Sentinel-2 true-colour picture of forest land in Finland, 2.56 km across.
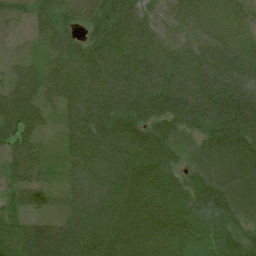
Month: July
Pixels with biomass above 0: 96%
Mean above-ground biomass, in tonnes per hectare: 66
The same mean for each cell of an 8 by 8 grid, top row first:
21 52 46 81 59 42 46 40
17 40 60 93 69 35 40 53
54 62 67 75 85 81 74 89
91 47 68 90 91 103 112 122
76 33 69 88 84 46 43 77
60 38 54 64 82 60 57 59
55 40 57 64 85 83 86 53
83 100 76 74 78 78 54 67
